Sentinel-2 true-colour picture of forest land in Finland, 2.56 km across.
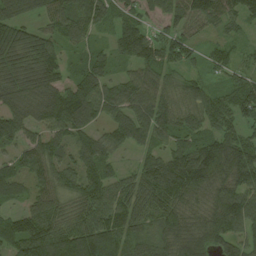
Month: August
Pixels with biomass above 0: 93%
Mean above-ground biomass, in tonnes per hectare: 84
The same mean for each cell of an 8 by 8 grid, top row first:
76 73 109 76 50 70 108 74
123 103 53 51 79 79 27 24
87 105 95 65 86 50 47 61
89 112 148 76 106 103 90 97
53 85 76 67 63 70 93 93
74 74 85 54 72 113 124 104
37 81 61 83 60 94 90 104
106 136 167 132 70 124 100 69
